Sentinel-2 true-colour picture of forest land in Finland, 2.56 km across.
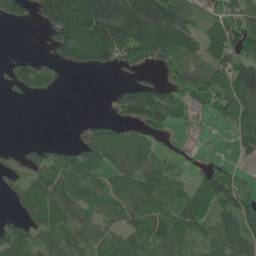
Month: June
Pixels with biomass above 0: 69%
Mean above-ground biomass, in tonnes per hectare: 77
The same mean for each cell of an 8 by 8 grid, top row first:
72 148 275 240 260 138 30 70
0 36 135 158 138 127 73 93
57 50 0 10 43 73 84 154
0 0 0 41 136 63 47 99
8 24 48 101 83 8 8 42
40 90 88 61 90 46 60 33
31 106 81 59 80 73 76 126
95 75 69 48 79 96 72 96
